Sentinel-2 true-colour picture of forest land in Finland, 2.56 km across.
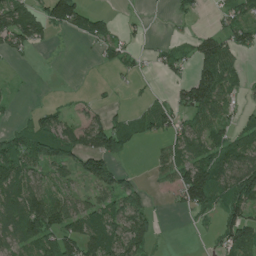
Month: June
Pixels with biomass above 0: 54%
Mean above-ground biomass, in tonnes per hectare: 56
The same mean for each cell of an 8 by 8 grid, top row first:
97 90 108 26 6 26 6 44
56 20 7 43 13 23 91 56
3 0 0 7 9 29 120 37
9 36 20 32 37 54 76 26
78 125 107 122 18 43 74 60
99 44 63 92 7 65 140 116
81 114 63 66 54 18 73 88
64 86 123 94 65 1 10 114
